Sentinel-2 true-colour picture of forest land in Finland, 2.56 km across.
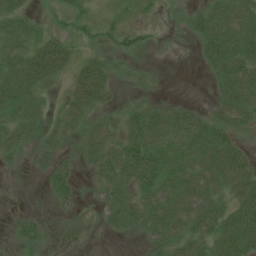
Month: July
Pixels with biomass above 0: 78%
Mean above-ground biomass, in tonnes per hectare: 37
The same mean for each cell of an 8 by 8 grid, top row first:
39 18 34 18 14 12 49 52
43 64 26 34 24 2 44 66
57 45 50 32 19 0 12 67
50 28 46 29 43 43 25 55
41 28 33 41 66 65 59 28
9 30 21 55 59 55 53 57
5 11 20 42 50 61 56 55
18 15 7 6 19 42 49 67
